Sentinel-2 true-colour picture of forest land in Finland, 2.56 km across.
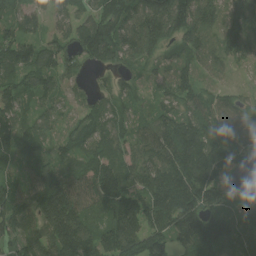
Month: July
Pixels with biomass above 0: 93%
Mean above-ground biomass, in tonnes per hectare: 115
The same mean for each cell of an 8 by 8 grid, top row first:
72 74 86 145 174 201 143 174
156 96 123 161 142 95 106 144
93 85 42 43 54 97 55 12
89 55 60 102 54 130 107 91
117 59 99 106 110 180 154 84
43 104 103 157 122 175 141 34
118 186 128 144 144 181 144 102
112 151 195 164 150 123 163 118
